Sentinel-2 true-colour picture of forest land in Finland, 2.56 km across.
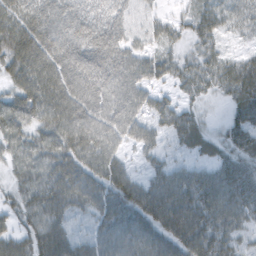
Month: February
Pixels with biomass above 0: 91%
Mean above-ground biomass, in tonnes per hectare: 57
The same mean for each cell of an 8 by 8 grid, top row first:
73 74 63 54 22 25 56 45
95 85 73 69 33 32 41 17
65 84 80 65 47 38 54 88
76 75 75 60 41 48 15 52
57 63 75 49 38 27 33 49
40 64 69 69 31 49 49 62
43 74 46 63 79 90 78 69
55 76 37 60 67 76 80 40
